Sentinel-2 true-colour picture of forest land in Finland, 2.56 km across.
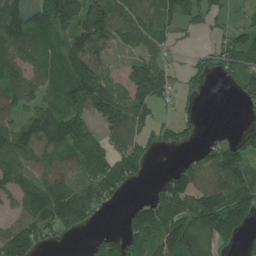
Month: July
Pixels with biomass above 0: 71%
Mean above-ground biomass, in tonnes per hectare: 94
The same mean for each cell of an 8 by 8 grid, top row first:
132 113 155 133 81 77 45 22
132 85 147 74 68 14 28 137
116 92 182 71 196 53 22 77
84 110 106 156 90 30 4 7
119 123 121 82 75 50 39 87
108 112 83 123 35 89 110 115
53 169 170 23 97 137 168 167
154 52 10 75 108 150 96 70
